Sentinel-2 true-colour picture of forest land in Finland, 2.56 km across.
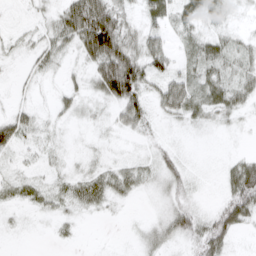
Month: April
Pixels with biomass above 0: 69%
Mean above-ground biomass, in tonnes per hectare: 24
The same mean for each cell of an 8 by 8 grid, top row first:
1 15 70 61 18 18 21 9
11 24 40 83 40 12 35 24
6 10 11 101 50 30 35 31
19 8 16 17 38 35 33 25
32 13 4 7 8 8 2 2
13 12 23 33 26 30 2 57
13 20 25 13 3 36 11 57
2 3 5 0 21 25 55 8
